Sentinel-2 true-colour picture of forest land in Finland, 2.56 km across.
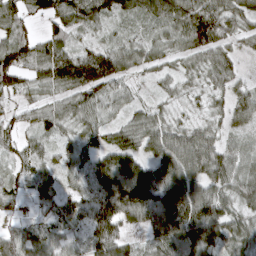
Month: April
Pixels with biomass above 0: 91%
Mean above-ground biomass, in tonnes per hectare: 65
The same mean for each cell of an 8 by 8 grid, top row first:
63 68 78 52 56 85 80 57
92 74 40 50 51 45 72 26
69 71 109 78 20 35 39 32
31 54 67 37 42 24 32 58
39 31 52 64 75 99 76 36
40 40 47 125 115 125 86 68
32 30 51 112 117 144 100 54
75 66 38 110 34 110 104 69
